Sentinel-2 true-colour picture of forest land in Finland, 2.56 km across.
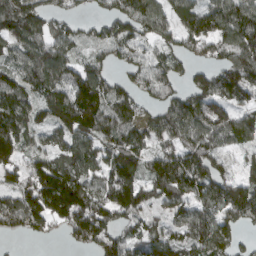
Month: March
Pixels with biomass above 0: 82%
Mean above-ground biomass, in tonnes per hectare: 103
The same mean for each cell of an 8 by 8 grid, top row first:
145 84 29 76 146 84 103 121
97 108 56 90 69 78 77 127
92 132 100 69 88 76 85 137
140 97 185 126 66 111 138 75
118 68 111 109 91 102 105 69
76 151 119 133 102 152 124 70
119 152 190 162 114 93 95 169
19 27 92 109 91 69 129 54
